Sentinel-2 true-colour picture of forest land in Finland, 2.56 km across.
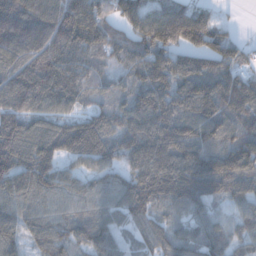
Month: December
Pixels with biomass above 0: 93%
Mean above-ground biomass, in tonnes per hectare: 113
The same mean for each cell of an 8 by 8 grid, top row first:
175 147 173 90 122 149 67 2
142 139 144 97 110 120 99 53
131 191 123 69 117 128 130 86
115 110 81 91 143 133 144 109
152 130 158 108 174 172 122 117
139 110 76 79 139 160 161 128
113 85 72 76 114 76 71 74
92 110 92 81 59 84 97 72
